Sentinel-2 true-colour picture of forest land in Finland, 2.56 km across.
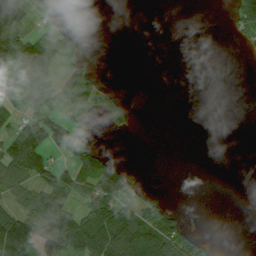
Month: August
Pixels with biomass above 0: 37%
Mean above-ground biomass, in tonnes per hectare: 47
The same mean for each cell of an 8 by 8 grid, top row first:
81 16 0 0 0 0 0 56
167 118 36 0 0 0 0 8
118 131 96 4 0 0 0 0
51 83 65 64 0 0 0 0
94 97 64 3 0 0 0 0
74 76 83 159 7 0 0 0
61 110 66 90 55 24 0 0
171 119 116 147 172 119 20 0
